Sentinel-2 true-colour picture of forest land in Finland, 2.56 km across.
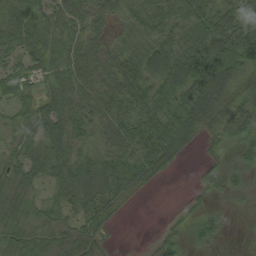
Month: August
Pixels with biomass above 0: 84%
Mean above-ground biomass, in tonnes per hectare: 44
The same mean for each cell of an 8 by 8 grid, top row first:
50 45 46 32 54 51 64 68
43 54 48 38 56 52 85 88
42 39 51 62 62 77 96 54
30 49 46 52 55 65 63 59
35 48 40 48 64 63 16 30
36 41 63 57 39 6 21 24
40 36 43 32 1 2 15 10
47 38 43 6 1 30 28 4
